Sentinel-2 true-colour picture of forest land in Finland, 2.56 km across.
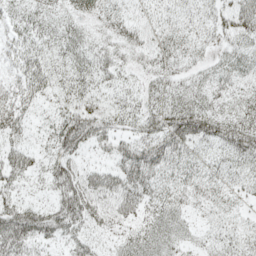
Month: May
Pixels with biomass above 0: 81%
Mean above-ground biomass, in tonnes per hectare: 30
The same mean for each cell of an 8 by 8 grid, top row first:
30 25 21 24 21 22 20 43
27 25 31 23 28 30 14 28
24 32 32 23 14 26 23 28
34 12 43 26 30 44 40 28
26 20 46 29 47 48 31 46
33 28 38 38 48 27 27 28
36 29 57 35 30 30 22 17
56 28 31 12 29 19 14 22
